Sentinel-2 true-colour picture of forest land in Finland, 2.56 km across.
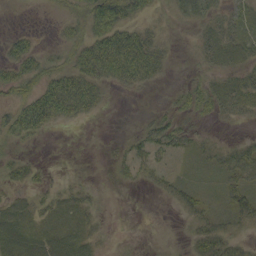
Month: September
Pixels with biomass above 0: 54%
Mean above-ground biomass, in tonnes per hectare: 20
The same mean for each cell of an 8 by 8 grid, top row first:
0 3 22 60 21 10 20 23
30 7 29 66 50 5 24 31
43 36 45 27 29 2 16 23
35 64 31 2 3 17 16 16
12 1 0 4 23 23 13 17
16 6 2 4 11 11 9 40
16 18 17 0 0 12 20 31
29 28 22 3 0 1 37 18
